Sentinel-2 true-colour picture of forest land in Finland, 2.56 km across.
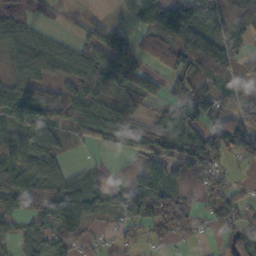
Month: October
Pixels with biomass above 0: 73%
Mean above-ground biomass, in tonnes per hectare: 65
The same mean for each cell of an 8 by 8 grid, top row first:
28 5 18 14 116 149 78 36
68 64 57 140 68 126 118 49
69 55 63 74 106 52 62 41
72 67 62 59 40 88 92 66
77 71 18 43 100 58 103 78
106 103 34 27 35 50 63 10
74 100 95 59 123 85 37 84
33 74 55 27 30 26 12 69
